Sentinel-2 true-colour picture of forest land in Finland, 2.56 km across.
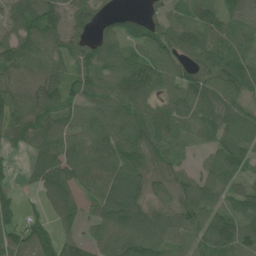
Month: June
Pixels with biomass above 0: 88%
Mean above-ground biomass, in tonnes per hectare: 77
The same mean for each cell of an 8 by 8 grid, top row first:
76 101 69 37 52 52 69 65
99 79 72 84 85 84 71 66
82 93 68 85 109 88 92 90
90 84 72 80 75 74 99 90
39 103 77 82 94 54 47 112
19 100 84 91 78 64 66 65
50 53 53 95 82 86 92 57
73 81 58 101 100 66 95 86
